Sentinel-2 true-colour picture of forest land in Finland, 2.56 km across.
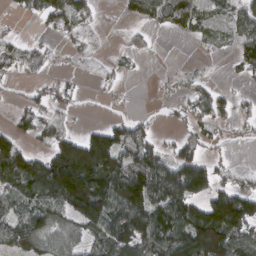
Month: March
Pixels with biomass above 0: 60%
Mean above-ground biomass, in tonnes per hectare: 70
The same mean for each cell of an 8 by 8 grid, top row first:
16 72 63 0 47 99 62 64
38 25 20 4 15 0 13 52
22 30 12 14 2 11 11 16
26 36 8 8 7 20 66 20
77 48 122 165 88 42 31 10
113 181 216 140 146 125 100 28
80 120 145 143 175 131 135 163
97 81 62 95 109 119 180 112
